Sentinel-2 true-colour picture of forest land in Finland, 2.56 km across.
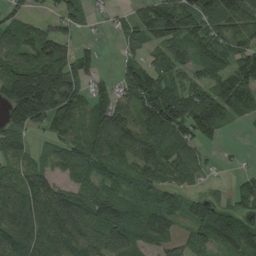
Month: August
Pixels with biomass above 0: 80%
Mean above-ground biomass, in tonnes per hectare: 83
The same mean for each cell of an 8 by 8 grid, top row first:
43 26 52 15 77 109 94 95
100 117 33 3 52 83 88 80
165 175 69 25 91 59 63 98
138 154 82 80 89 147 145 68
67 43 82 104 99 98 42 3
80 81 74 64 75 56 17 24
176 140 139 133 88 69 74 54
127 100 98 104 70 50 84 98
